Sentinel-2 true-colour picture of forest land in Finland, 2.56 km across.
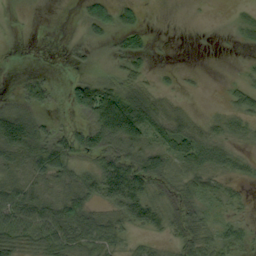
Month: September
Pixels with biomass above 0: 61%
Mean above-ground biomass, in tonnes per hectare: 40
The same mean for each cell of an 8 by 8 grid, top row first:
2 0 18 57 19 0 1 10
0 0 10 19 35 0 0 4
8 23 40 42 27 8 2 13
51 17 48 165 79 22 7 39
121 90 51 61 66 27 40 16
39 73 50 92 82 33 47 19
101 71 72 46 86 42 27 17
73 84 70 48 19 39 42 32
